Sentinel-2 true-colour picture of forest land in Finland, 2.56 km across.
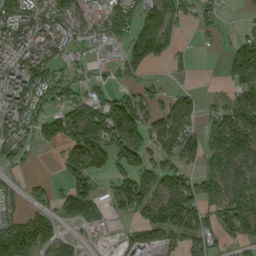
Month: September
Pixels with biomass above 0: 69%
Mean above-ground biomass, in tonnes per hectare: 96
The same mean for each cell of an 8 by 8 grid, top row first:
112 79 73 110 120 84 42 9
108 95 30 40 170 59 14 129
110 112 53 42 46 17 6 118
112 81 148 175 125 179 60 131
77 55 200 133 113 133 156 162
28 18 126 78 142 119 122 132
44 99 82 42 134 195 102 129
263 117 36 12 113 59 79 75
